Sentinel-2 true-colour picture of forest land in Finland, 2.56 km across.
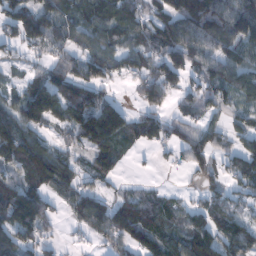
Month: February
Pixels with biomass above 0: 76%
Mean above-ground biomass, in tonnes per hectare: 87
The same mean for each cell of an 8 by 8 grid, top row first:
114 111 82 118 75 140 170 135
58 71 66 72 77 118 78 111
29 108 112 50 90 68 79 108
95 143 147 119 62 40 58 73
141 73 81 90 52 60 93 64
95 139 64 55 7 6 60 88
174 77 106 92 71 55 80 47
105 48 20 83 104 95 126 126
